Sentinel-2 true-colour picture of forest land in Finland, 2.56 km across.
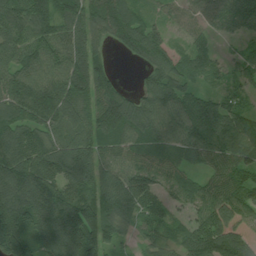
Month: July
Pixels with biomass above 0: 91%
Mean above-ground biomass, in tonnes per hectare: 109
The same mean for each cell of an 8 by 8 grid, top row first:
126 127 115 132 60 49 67 95
118 123 132 43 126 52 49 26
105 108 144 83 50 98 41 47
111 165 98 188 139 123 138 83
149 115 108 102 111 108 108 126
195 149 129 98 111 78 62 86
210 180 150 130 125 53 97 113
167 139 197 76 45 54 147 94
